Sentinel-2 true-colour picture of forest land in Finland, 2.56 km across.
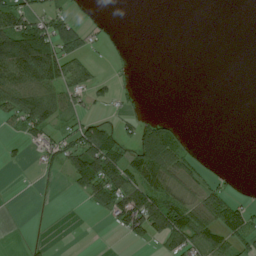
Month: July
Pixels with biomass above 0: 39%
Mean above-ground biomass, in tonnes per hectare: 37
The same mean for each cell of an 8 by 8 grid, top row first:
80 57 13 2 0 0 0 0
172 121 57 7 0 0 0 0
108 102 68 24 0 0 0 0
73 84 40 13 11 1 0 0
11 41 80 72 86 65 1 0
0 7 78 103 84 54 24 5
0 1 3 68 118 94 66 49
1 3 0 1 39 84 77 50
